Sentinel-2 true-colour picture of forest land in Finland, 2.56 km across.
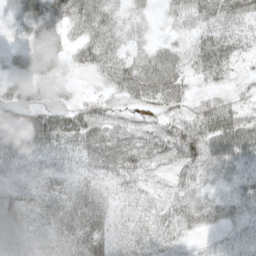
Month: May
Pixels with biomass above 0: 92%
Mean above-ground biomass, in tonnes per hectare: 38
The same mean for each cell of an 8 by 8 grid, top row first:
21 46 57 31 16 26 36 34
11 37 41 32 21 27 52 28
23 24 8 34 59 42 23 17
33 46 51 29 24 32 48 43
68 67 67 81 58 72 79 82
23 33 32 41 33 39 35 36
30 28 46 23 29 50 47 29
28 26 45 29 29 31 17 23
